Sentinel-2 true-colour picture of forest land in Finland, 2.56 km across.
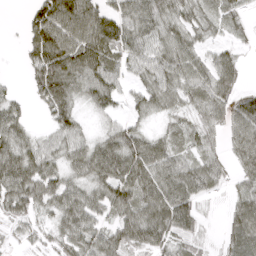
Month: April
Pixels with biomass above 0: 81%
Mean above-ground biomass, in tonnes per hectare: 60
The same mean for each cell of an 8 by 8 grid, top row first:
1 109 117 72 88 54 45 33
5 135 120 87 69 67 33 18
7 118 85 80 56 69 62 35
48 50 37 39 40 38 48 78
71 37 53 72 70 39 33 79
88 73 51 87 92 88 65 37
52 42 87 62 88 115 7 54
14 21 68 67 84 57 17 57
